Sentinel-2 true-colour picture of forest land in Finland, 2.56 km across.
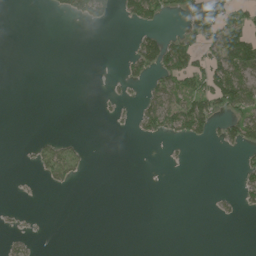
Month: June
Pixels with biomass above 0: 21%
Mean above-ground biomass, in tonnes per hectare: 22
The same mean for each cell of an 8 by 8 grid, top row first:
0 4 36 18 76 16 119 34
0 0 0 0 69 78 54 114
0 0 0 4 32 67 81 85
0 0 0 7 51 95 75 67
1 31 14 0 5 13 16 59
1 39 17 0 0 0 0 23
3 0 0 0 0 0 1 19
13 1 0 0 0 0 0 0
